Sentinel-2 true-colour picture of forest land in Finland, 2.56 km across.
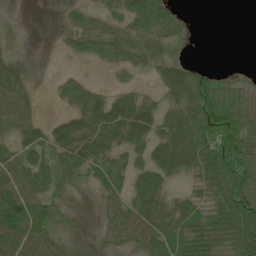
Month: June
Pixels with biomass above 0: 73%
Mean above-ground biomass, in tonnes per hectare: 50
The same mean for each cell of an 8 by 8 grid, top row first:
5 2 27 34 77 30 0 0
11 1 34 64 60 30 0 0
54 4 22 8 13 77 62 25
58 3 54 77 66 59 107 86
41 59 79 54 52 79 89 108
73 52 35 58 54 44 69 83
123 58 4 44 74 55 66 116
91 56 6 35 67 71 79 79
